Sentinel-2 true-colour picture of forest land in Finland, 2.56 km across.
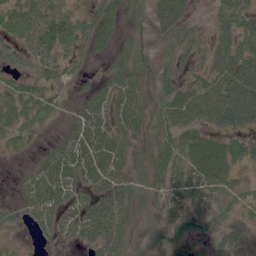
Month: June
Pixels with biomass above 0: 82%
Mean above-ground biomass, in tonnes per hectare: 43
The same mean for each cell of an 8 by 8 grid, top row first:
57 75 39 48 24 51 16 53
43 75 41 41 26 25 27 56
33 48 18 45 39 32 48 91
52 42 36 66 42 67 66 88
27 14 69 71 28 51 72 48
7 70 61 59 23 45 83 24
16 58 45 60 20 34 37 24
6 15 31 57 11 38 29 21
